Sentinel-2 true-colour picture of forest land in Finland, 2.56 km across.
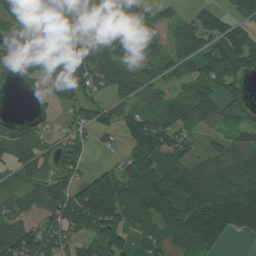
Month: July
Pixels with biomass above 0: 79%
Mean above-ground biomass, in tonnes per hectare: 97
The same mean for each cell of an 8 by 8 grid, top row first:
148 168 167 97 66 37 91 132
128 220 120 89 74 63 95 172
37 105 100 93 76 64 99 77
6 34 59 55 76 75 89 56
85 52 41 16 117 94 48 88
38 71 49 86 150 125 94 85
72 91 161 144 107 151 178 223
140 120 85 122 73 129 152 26
